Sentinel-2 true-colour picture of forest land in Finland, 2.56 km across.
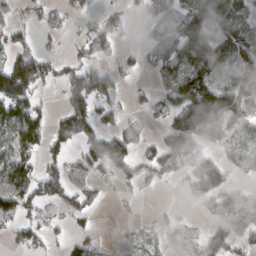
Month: March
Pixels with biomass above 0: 56%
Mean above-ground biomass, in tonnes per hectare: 55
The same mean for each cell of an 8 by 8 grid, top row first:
34 27 23 37 25 65 139 92
52 14 33 33 24 94 120 99
176 51 81 42 3 52 66 82
104 27 113 33 21 82 192 79
75 58 67 99 34 74 41 40
86 68 21 34 39 27 101 22
78 32 44 2 3 9 28 73
34 24 25 5 27 12 61 57
